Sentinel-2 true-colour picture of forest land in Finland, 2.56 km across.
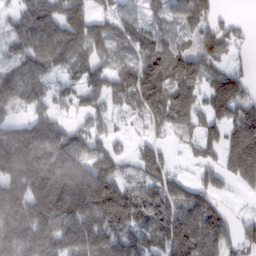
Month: February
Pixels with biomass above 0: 82%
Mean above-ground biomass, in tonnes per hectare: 101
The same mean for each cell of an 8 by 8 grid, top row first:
63 134 131 68 54 57 74 9
76 155 112 87 85 68 113 22
140 88 82 100 158 121 101 83
70 77 51 57 81 134 77 103
177 169 91 54 60 26 71 164
130 147 177 107 77 44 46 117
138 155 176 183 94 103 99 6
137 165 137 119 101 164 146 67
